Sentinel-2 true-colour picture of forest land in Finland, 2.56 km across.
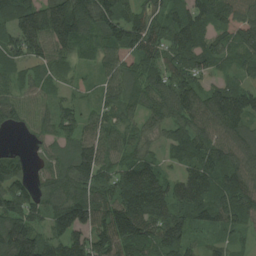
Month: August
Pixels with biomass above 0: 92%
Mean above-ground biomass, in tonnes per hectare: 102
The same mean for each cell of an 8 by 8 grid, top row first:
116 181 155 115 90 71 93 138
102 120 74 123 122 111 94 86
50 56 32 76 98 134 64 54
94 69 56 65 73 114 137 142
10 64 112 92 64 90 115 135
97 82 138 83 123 55 125 134
121 96 157 144 149 96 111 122
209 100 107 179 122 117 36 29
